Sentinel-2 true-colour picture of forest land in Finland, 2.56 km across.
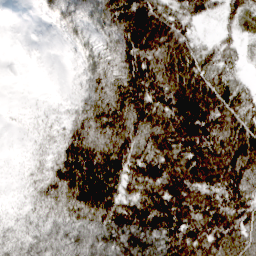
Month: March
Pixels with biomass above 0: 84%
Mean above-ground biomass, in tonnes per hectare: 78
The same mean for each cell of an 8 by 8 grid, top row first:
0 23 71 121 127 62 42 54
0 0 31 71 128 92 25 26
0 0 32 107 147 104 70 25
2 10 59 163 139 129 118 74
2 24 115 175 91 96 112 97
5 64 138 131 104 98 95 96
15 57 131 124 109 104 86 92
47 71 127 138 147 107 91 75
